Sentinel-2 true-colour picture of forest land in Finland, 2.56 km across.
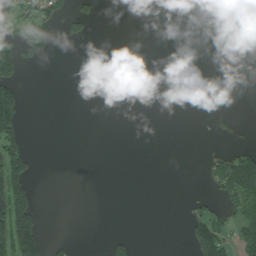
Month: August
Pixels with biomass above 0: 16%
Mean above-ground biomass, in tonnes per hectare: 23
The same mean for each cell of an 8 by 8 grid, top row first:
39 67 42 0 0 0 0 2
64 35 2 0 0 0 0 14
52 0 0 0 0 0 0 0
98 0 0 0 0 0 3 4
74 0 0 0 0 0 4 14
96 0 0 0 0 0 42 173
118 2 0 0 0 0 32 88
148 32 2 26 0 0 132 76
